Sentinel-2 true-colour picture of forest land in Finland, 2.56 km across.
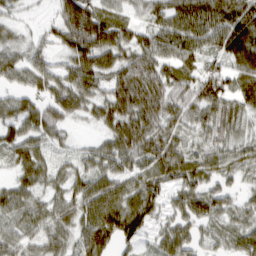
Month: March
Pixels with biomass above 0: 90%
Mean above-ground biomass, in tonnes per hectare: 62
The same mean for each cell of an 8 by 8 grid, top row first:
24 19 104 61 44 74 87 87
46 39 95 91 70 71 52 94
45 65 77 77 116 67 90 63
59 62 47 72 95 61 79 58
63 44 17 58 84 57 55 47
44 52 45 60 68 69 60 34
66 45 42 75 90 44 63 42
37 61 54 71 41 76 39 55
